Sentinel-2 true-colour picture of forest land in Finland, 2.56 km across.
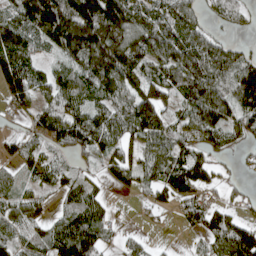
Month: April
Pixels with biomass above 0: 78%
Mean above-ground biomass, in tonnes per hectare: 77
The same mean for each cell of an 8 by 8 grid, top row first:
93 162 169 156 96 99 33 38
134 58 157 156 106 103 88 31
97 65 92 109 100 87 104 112
35 75 84 80 119 55 132 89
50 57 83 65 76 67 67 31
41 54 45 54 66 122 67 16
66 22 97 19 16 32 54 28
64 75 147 22 19 2 56 149
